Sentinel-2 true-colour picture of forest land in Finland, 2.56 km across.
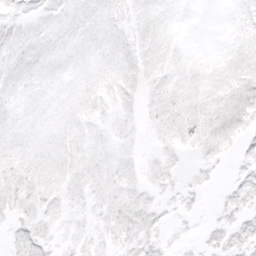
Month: March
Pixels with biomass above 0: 80%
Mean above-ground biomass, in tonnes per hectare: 8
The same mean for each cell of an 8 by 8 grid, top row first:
6 6 9 8 10 5 0 5
9 9 8 10 11 5 2 8
9 8 7 9 9 8 9 12
7 7 9 6 6 11 11 12
8 8 9 7 3 10 11 10
13 11 9 9 6 5 4 6
9 8 6 10 10 5 2 9
7 8 6 7 11 3 6 10
